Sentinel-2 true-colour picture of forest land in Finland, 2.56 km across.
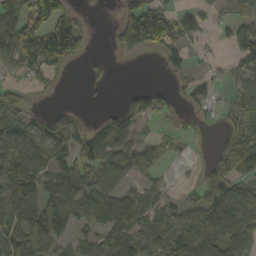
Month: October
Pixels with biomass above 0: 61%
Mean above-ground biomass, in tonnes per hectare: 56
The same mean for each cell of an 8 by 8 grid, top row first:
56 104 25 8 173 69 27 35
68 117 58 19 86 69 6 82
24 26 3 17 0 18 26 49
72 24 8 30 53 26 26 70
91 79 56 88 37 10 6 72
102 62 76 84 40 4 40 62
98 74 66 75 60 48 81 118
87 54 31 73 77 106 89 70
